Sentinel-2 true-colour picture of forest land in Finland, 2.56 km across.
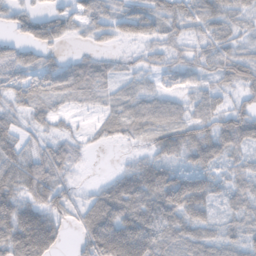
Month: November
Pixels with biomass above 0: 82%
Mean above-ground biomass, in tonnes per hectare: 62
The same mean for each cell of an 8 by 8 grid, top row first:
39 52 58 60 92 66 83 51
40 50 10 17 22 32 48 39
55 69 66 34 31 43 37 57
34 37 13 37 63 45 60 54
58 37 23 16 17 67 89 66
101 92 9 26 81 80 76 49
98 83 45 114 104 117 85 55
123 125 45 184 162 85 78 64
